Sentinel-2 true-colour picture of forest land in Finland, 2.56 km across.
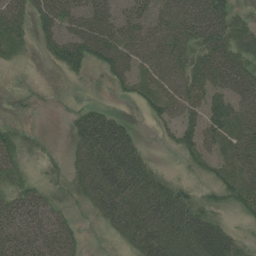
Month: July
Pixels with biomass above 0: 80%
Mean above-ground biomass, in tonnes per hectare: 39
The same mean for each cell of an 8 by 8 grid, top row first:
51 51 59 50 46 71 80 16
23 25 65 68 60 63 64 33
9 2 15 29 37 57 62 68
9 3 23 18 13 45 60 54
33 12 34 71 12 28 42 43
24 19 37 66 44 14 21 38
44 39 26 49 49 55 25 28
48 52 24 19 53 43 75 22
